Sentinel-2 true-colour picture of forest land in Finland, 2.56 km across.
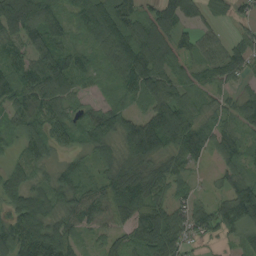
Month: August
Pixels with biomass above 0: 90%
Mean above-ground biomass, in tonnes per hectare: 80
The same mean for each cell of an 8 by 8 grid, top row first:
168 94 62 125 71 119 56 29
61 129 55 100 127 75 59 58
78 117 55 48 115 66 62 48
60 88 50 76 64 145 45 73
44 81 51 63 173 107 86 54
75 53 64 77 112 81 13 61
96 94 82 80 89 67 56 148
114 141 34 48 85 99 30 58
